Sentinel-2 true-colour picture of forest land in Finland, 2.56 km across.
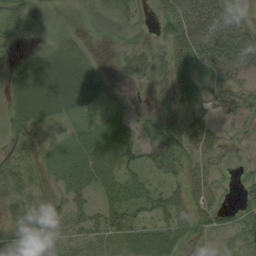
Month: August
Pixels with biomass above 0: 76%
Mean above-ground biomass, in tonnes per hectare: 38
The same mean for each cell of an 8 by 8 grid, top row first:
34 5 7 31 19 57 71 36
12 22 25 11 29 52 75 86
40 70 66 18 20 55 43 46
42 47 27 23 13 41 30 44
31 14 33 37 46 65 61 28
34 23 45 36 34 41 46 17
30 49 45 58 40 68 50 30
37 33 31 41 43 63 25 33
